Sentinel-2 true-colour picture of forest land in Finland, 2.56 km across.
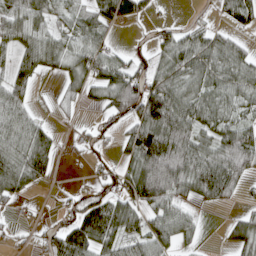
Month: April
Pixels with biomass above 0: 68%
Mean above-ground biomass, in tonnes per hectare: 60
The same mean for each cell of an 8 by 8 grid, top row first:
82 69 53 88 39 3 8 71
63 73 67 30 17 83 73 37
77 16 76 90 73 77 72 73
68 11 18 56 109 102 69 54
76 55 17 18 136 97 60 98
92 36 2 43 140 109 99 67
18 5 57 88 74 62 20 15
15 41 117 77 71 54 5 68
